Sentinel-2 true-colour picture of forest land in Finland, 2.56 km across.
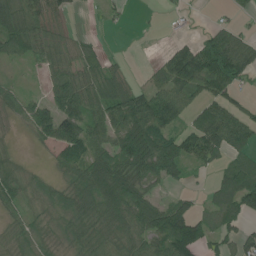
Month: June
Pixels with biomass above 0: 71%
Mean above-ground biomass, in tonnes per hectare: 59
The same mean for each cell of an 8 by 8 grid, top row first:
79 73 4 11 1 6 3 15
59 56 35 4 0 45 84 88
15 37 66 63 17 105 95 52
36 82 81 108 119 81 80 54
7 47 92 76 134 99 115 62
40 13 53 107 91 53 14 102
38 23 53 89 93 80 43 94
25 25 50 64 71 152 62 57
